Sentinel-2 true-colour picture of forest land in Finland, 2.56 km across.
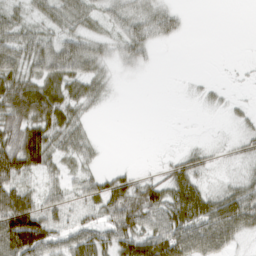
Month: March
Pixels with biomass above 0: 63%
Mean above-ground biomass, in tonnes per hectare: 32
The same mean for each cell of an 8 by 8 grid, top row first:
21 28 35 23 30 18 0 0
44 37 41 16 25 1 0 0
53 46 47 9 1 0 3 1
68 71 27 1 0 0 4 8
74 61 34 0 0 1 6 12
70 23 22 32 14 42 13 17
102 38 27 55 60 75 65 74
101 63 50 53 72 70 60 21
